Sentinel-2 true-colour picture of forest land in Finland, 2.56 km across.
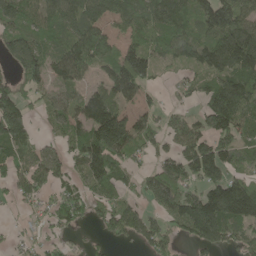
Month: May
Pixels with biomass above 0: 74%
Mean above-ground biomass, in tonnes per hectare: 96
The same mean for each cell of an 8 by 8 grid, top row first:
120 105 127 94 108 131 150 139
113 88 126 73 97 97 131 168
79 85 67 115 90 35 78 130
147 43 105 145 64 36 117 129
121 30 108 183 75 67 123 106
85 68 73 121 55 131 111 83
15 55 76 90 52 151 209 176
18 41 15 44 77 53 118 86
